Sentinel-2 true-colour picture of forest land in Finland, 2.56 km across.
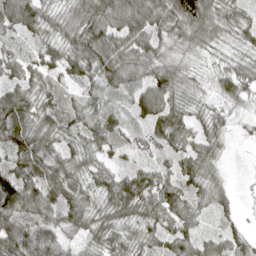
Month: April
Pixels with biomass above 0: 93%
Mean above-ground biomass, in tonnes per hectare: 59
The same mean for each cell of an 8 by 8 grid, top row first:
107 53 65 88 89 87 78 53
35 55 82 83 76 45 36 35
55 42 53 76 72 64 24 72
96 53 54 58 59 62 35 17
74 61 57 42 32 48 53 6
83 76 53 50 59 63 54 1
92 69 75 63 71 77 43 13
106 76 37 60 51 68 51 43
